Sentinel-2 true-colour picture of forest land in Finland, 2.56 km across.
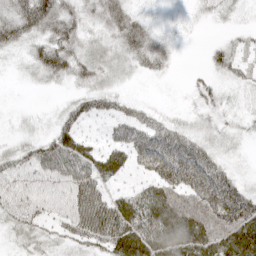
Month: April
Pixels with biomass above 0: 83%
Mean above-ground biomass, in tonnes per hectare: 38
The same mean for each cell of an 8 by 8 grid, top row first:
65 78 37 47 17 5 13 8
30 52 33 24 47 9 14 15
4 21 29 20 8 2 17 19
4 5 39 32 19 8 16 15
15 44 45 34 58 65 28 11
49 49 69 35 32 72 70 23
43 35 88 76 70 78 85 89
11 17 51 82 71 60 72 71
